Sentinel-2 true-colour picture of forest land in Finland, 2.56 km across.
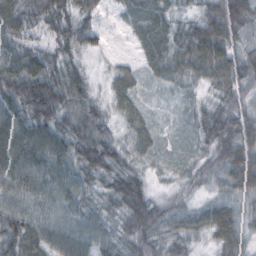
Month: October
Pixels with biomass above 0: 94%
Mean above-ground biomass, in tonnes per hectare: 51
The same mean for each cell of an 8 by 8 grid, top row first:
72 67 60 12 57 31 56 91
49 38 52 6 38 52 85 50
79 81 48 25 22 33 46 53
68 88 54 24 25 12 36 48
94 81 64 44 31 15 40 65
81 74 54 54 31 20 28 69
59 59 51 33 76 30 47 36
77 71 69 42 61 43 35 53
